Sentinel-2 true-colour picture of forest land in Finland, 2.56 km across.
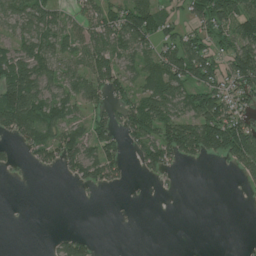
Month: July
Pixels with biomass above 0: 55%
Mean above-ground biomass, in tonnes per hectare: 48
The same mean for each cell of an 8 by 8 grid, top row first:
69 69 35 57 106 27 87 77
56 62 52 73 49 76 52 77
108 63 58 73 51 87 78 87
137 77 33 36 95 65 109 54
27 64 70 59 72 111 107 121
4 3 45 45 17 7 0 21
0 0 1 0 1 0 0 1
0 6 41 0 0 0 0 1
